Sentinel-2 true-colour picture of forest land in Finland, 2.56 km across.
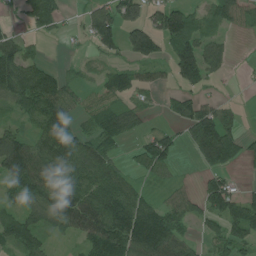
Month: July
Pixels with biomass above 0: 68%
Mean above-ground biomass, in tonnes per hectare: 69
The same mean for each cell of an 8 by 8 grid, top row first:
8 92 21 94 56 98 56 66
65 8 5 49 99 94 74 2
115 106 27 57 41 51 51 3
44 111 47 68 36 48 84 19
123 106 78 57 49 41 163 67
126 120 99 80 32 21 46 11
52 103 118 124 92 66 75 85
88 44 54 148 165 84 37 67
